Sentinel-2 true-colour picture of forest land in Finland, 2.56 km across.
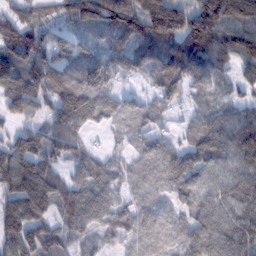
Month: February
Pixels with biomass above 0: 90%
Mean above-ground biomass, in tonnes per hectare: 100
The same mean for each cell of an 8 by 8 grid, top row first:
86 47 112 120 161 172 171 123
161 114 69 87 127 152 149 140
121 136 131 86 55 120 88 55
76 76 140 64 65 27 72 74
87 105 74 21 65 60 138 151
150 117 74 71 69 108 97 104
122 107 124 85 67 59 105 102
124 118 62 50 78 56 133 113
